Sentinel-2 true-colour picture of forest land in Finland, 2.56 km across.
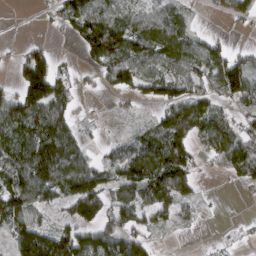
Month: March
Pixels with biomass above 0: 66%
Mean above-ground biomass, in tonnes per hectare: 67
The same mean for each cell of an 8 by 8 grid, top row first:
1 14 102 85 65 48 6 42
12 33 30 130 80 70 71 21
42 143 19 58 77 82 64 134
116 123 16 5 9 100 85 37
90 137 57 25 84 100 66 83
96 126 148 62 144 129 8 54
115 43 89 65 75 63 9 1
91 127 107 94 61 5 3 8
